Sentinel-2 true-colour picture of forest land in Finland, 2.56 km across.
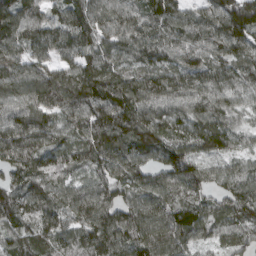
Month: March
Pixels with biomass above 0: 97%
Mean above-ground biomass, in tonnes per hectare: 98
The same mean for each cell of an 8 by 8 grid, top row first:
115 78 100 91 91 87 98 161
98 92 96 90 99 101 108 92
103 92 114 108 92 86 92 89
106 99 111 131 109 88 109 59
130 92 97 133 102 83 100 53
100 102 57 92 84 115 79 83
114 97 107 117 101 108 77 102
91 94 97 132 127 116 60 75
